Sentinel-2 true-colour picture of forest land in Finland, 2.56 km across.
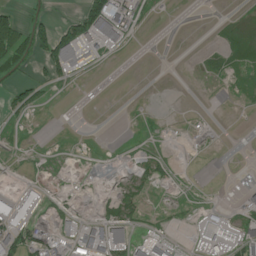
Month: June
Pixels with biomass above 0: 32%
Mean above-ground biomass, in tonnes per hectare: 19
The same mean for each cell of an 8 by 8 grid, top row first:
56 23 60 107 15 1 0 5
94 80 87 28 0 0 3 19
26 29 4 0 0 0 3 12
20 2 0 0 1 0 1 1
5 1 1 0 5 1 2 0
3 5 2 3 18 7 0 1
56 13 9 26 14 4 12 20
55 33 54 69 22 11 53 47
